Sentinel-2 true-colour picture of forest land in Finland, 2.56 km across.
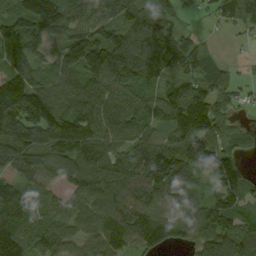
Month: September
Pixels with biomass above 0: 89%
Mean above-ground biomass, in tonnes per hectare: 101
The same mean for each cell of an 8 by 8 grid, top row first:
113 175 94 95 127 54 24 115
99 65 131 126 104 106 36 6
119 78 86 108 83 96 101 29
213 148 109 101 119 128 141 30
200 154 135 93 118 98 90 45
82 65 104 125 136 110 68 102
166 70 73 107 95 92 92 71
163 92 75 94 102 52 102 147
